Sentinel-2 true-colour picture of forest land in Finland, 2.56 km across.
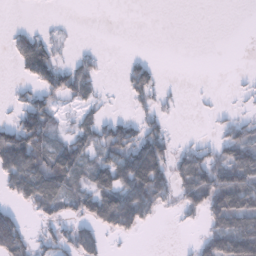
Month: January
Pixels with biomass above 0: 47%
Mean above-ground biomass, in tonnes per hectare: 45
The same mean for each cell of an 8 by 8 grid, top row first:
0 1 0 0 0 0 0 0
39 59 9 0 0 0 0 0
14 68 71 2 75 2 1 4
32 72 35 8 28 8 5 13
118 71 62 87 104 24 22 85
86 96 50 88 159 67 95 104
28 50 47 126 109 29 90 110
93 35 81 15 4 1 67 155
